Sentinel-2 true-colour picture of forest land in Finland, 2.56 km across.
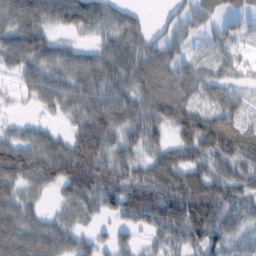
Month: February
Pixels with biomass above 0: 85%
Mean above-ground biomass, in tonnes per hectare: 55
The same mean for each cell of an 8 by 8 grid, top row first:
76 58 70 45 16 33 35 33
69 51 29 60 47 40 25 25
25 64 60 68 65 69 54 30
7 28 64 77 66 78 66 45
75 67 86 48 54 54 73 69
71 66 89 68 57 71 65 48
65 15 36 38 82 78 81 55
84 72 38 34 20 55 77 26
